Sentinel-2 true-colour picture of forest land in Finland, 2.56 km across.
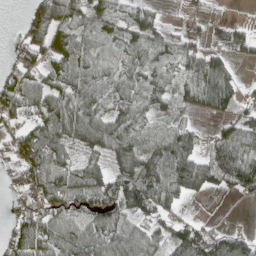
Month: April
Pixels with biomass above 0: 75%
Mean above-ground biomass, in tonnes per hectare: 64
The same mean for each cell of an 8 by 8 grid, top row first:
3 126 38 52 39 3 12 1
48 69 69 58 56 35 34 26
94 59 75 66 59 44 119 34
68 78 96 63 54 21 49 43
59 90 62 76 75 90 39 101
53 117 66 76 99 93 79 108
57 81 70 91 83 24 0 1
80 100 110 99 82 96 100 68
